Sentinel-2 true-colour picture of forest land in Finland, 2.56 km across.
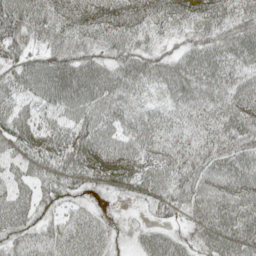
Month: May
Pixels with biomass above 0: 96%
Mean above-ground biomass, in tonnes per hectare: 70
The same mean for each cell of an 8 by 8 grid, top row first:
100 74 91 86 88 78 76 69
57 50 59 60 55 38 76 86
67 112 112 83 72 86 83 75
55 42 73 70 49 57 70 92
59 77 96 78 75 66 75 88
41 55 74 92 78 78 81 94
67 42 33 18 23 59 84 94
52 61 75 47 50 49 67 93
